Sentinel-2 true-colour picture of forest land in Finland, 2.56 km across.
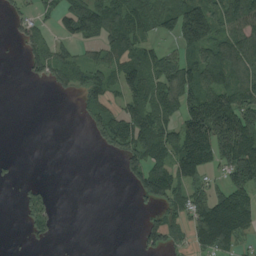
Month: August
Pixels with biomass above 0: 54%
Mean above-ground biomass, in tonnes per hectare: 71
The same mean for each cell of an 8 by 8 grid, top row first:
34 25 127 111 99 128 144 140
12 64 33 90 64 67 111 141
1 45 65 67 106 127 114 95
0 0 18 73 111 98 196 141
0 0 0 73 133 127 166 193
18 1 0 0 118 113 55 111
20 51 0 0 24 76 143 154
2 19 0 0 50 50 122 73
